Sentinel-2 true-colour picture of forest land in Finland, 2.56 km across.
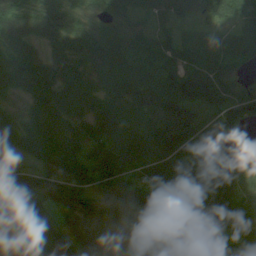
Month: August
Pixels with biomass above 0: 95%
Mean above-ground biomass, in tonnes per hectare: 63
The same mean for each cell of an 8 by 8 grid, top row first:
80 88 56 58 27 55 42 63
61 52 80 65 56 51 47 70
62 81 57 57 67 99 94 38
27 71 47 63 63 122 69 89
49 75 53 66 65 116 103 27
84 53 61 79 43 79 71 37
89 42 64 54 54 46 55 39
29 76 75 59 45 39 70 95
